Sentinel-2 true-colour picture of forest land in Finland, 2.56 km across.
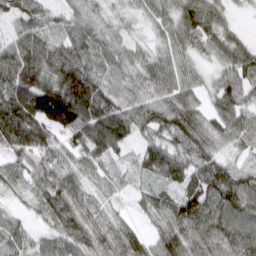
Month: March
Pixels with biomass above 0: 94%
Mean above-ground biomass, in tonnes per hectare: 72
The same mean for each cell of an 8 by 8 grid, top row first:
73 74 55 27 35 61 67 8
87 103 76 49 33 61 53 66
113 101 146 62 63 72 29 76
129 127 134 82 86 90 50 77
86 94 83 84 46 69 71 48
31 82 64 28 38 74 96 72
23 84 87 33 40 76 115 105
66 52 84 86 62 92 95 101
